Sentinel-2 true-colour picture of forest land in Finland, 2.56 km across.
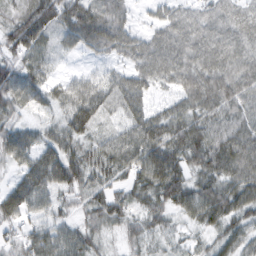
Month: February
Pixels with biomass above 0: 91%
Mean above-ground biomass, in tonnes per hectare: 63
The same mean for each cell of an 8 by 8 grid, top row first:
59 79 79 74 12 56 61 62
72 46 36 59 63 81 84 73
78 43 35 47 63 60 91 83
43 29 89 41 66 69 73 69
73 56 55 70 102 93 99 93
37 90 62 49 77 79 66 77
74 42 35 68 53 63 79 71
47 74 56 21 45 26 35 59
